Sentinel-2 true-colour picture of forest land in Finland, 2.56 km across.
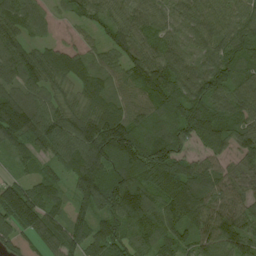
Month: August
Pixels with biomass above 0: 93%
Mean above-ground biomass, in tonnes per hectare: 91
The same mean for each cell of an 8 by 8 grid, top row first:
100 39 58 74 74 65 79 79
86 54 46 76 88 70 67 102
87 79 72 75 105 92 111 89
118 81 70 105 91 112 105 88
65 80 115 172 137 128 71 80
37 51 127 124 102 125 108 68
167 102 91 110 135 114 101 79
75 83 106 92 82 81 103 102
